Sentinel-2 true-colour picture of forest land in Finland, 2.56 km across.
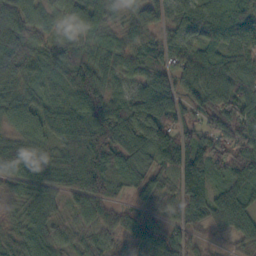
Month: October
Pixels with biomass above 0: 95%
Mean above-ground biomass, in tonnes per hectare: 77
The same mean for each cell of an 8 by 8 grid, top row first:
93 49 66 48 81 67 97 84
95 48 70 62 66 62 73 86
76 58 119 52 50 59 85 84
75 73 110 101 126 96 103 140
54 47 111 118 117 134 103 120
74 74 112 74 76 90 95 112
31 53 47 49 59 50 104 104
51 56 37 45 58 59 27 57
